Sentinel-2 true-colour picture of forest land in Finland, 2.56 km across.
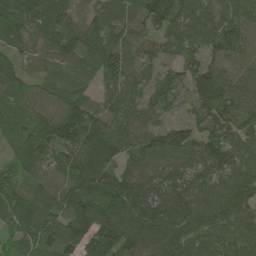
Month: May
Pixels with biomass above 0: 95%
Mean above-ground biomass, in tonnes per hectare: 92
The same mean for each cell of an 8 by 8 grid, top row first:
93 94 67 78 98 97 75 97
50 78 111 117 57 62 67 90
83 33 59 102 59 58 109 102
48 77 143 90 75 34 88 113
43 125 177 123 92 103 91 100
68 52 121 103 90 90 101 105
90 88 139 116 122 108 120 104
62 102 104 124 101 105 116 114
